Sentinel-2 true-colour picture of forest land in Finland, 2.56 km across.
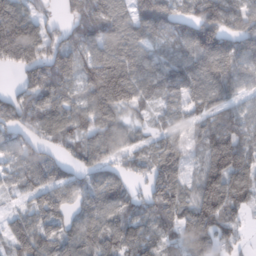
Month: February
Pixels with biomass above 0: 86%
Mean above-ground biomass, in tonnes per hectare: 80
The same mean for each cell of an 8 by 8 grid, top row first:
99 35 67 86 91 73 85 81
160 91 71 108 69 67 109 79
22 103 80 160 76 86 95 69
76 88 75 108 37 48 69 50
61 57 73 97 45 67 86 85
55 96 79 71 50 91 116 111
31 92 52 87 69 87 147 65
85 87 87 81 80 51 101 41
